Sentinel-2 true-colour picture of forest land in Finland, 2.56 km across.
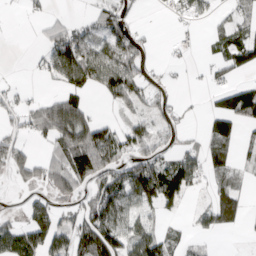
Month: March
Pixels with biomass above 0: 53%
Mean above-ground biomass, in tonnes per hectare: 51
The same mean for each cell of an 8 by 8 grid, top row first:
2 23 12 78 5 32 31 37
0 58 104 79 35 10 12 75
6 26 92 95 59 10 24 26
42 97 92 14 35 28 32 98
55 39 121 104 67 35 47 33
34 67 94 87 110 86 47 23
4 74 50 93 48 22 51 36
93 90 84 114 62 19 9 2
